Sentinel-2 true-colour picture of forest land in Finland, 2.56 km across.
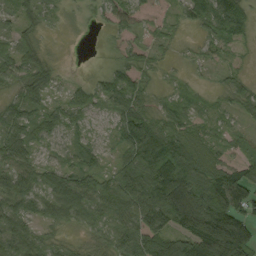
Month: September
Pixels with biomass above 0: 87%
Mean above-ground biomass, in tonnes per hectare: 53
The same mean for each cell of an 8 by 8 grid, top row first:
35 21 10 34 25 20 69 67
48 10 0 11 32 11 17 13
45 44 12 57 31 12 10 24
64 46 45 33 47 40 22 28
69 33 31 21 119 53 42 18
64 41 60 45 102 127 63 61
51 60 75 80 96 168 143 97
78 36 13 60 103 90 173 162
